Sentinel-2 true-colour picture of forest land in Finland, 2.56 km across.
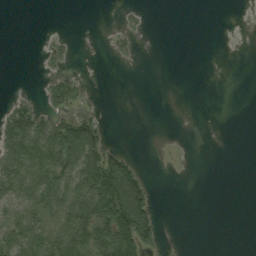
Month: September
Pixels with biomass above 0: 30%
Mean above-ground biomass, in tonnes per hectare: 26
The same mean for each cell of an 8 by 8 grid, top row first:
0 0 0 0 6 0 0 0
0 14 1 7 1 0 0 0
0 18 22 0 0 0 0 0
46 35 22 0 0 0 0 0
66 95 137 14 0 1 0 0
58 73 94 146 32 0 0 0
49 62 75 129 89 0 0 0
72 73 77 100 70 0 0 0
